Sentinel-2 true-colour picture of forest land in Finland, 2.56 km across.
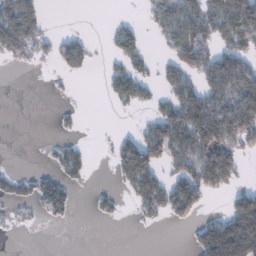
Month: January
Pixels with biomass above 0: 41%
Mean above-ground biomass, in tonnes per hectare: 42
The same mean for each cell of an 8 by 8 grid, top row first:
108 17 0 4 15 81 83 135
74 23 40 23 34 69 68 62
0 2 3 42 39 47 61 82
0 0 8 4 10 82 123 110
0 5 13 15 80 84 130 65
20 28 28 14 113 50 98 25
13 44 4 16 50 73 16 77
1 0 0 0 0 0 79 116
